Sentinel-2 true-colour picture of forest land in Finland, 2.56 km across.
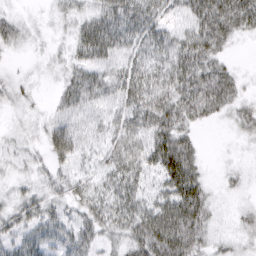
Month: March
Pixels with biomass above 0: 77%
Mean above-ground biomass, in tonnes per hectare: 28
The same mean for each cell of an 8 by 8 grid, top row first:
5 5 24 47 49 26 71 60
5 6 32 39 33 44 51 4
8 3 37 31 29 30 42 15
5 11 29 22 45 55 35 21
10 37 31 28 40 57 2 5
10 17 23 12 17 62 14 9
25 30 24 18 32 64 34 10
31 35 38 22 53 70 26 12
